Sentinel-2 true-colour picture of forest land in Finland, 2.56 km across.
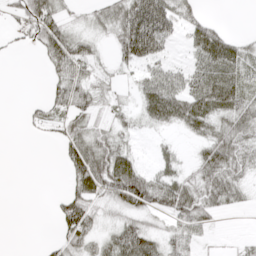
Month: April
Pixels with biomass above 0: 61%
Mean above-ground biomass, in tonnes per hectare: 37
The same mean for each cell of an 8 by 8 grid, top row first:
25 63 14 51 119 57 12 0
11 55 48 27 108 12 69 30
0 21 52 16 40 46 63 43
0 27 42 22 36 61 60 54
0 8 57 48 3 12 43 49
0 0 64 87 51 37 52 35
0 3 74 29 57 62 43 16
0 8 51 48 69 33 11 7
